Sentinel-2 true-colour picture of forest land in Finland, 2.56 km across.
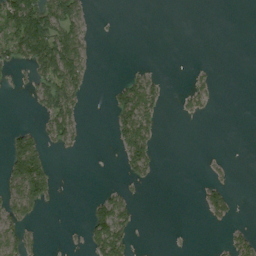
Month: August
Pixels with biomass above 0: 26%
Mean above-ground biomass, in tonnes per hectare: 28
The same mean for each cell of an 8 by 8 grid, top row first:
122 104 50 1 0 0 0 0
79 135 48 0 0 0 0 0
5 78 67 7 43 0 12 0
0 61 35 33 79 8 13 0
57 31 12 10 71 0 0 0
84 78 0 0 31 0 6 0
65 17 0 85 2 0 37 5
48 2 6 126 0 0 1 28
